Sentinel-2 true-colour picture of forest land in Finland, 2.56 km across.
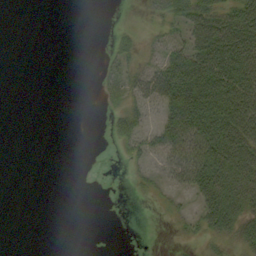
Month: September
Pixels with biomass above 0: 38%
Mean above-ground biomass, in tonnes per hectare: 23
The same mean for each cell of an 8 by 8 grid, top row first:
0 0 0 0 6 37 54 72
0 0 0 13 16 37 70 84
0 0 0 21 41 68 61 50
0 0 0 15 31 62 69 79
0 0 0 6 31 66 79 76
0 0 0 0 8 40 71 55
0 0 0 0 0 7 47 49
0 0 0 0 0 4 22 38
